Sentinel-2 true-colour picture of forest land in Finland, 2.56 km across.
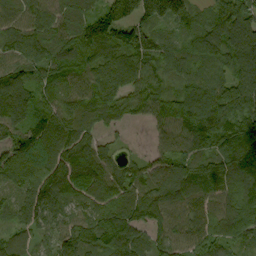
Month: September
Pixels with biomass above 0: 95%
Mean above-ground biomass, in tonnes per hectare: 107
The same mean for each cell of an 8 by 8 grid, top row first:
83 105 99 133 124 122 75 137
97 106 122 123 151 76 119 135
113 83 87 100 100 70 105 116
111 89 95 96 68 122 145 133
111 125 112 37 12 99 104 160
112 136 115 104 111 111 118 155
73 140 97 125 144 94 95 134
57 69 142 166 98 96 95 85
